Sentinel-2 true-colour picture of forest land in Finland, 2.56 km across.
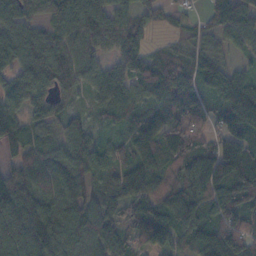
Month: November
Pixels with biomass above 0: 92%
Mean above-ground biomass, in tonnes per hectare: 83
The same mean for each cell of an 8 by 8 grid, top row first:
75 67 112 89 46 30 44 81
85 84 83 65 65 37 45 40
82 84 71 85 94 101 82 72
60 66 25 65 77 108 59 119
65 62 89 48 113 94 75 99
77 81 75 74 107 81 125 142
125 125 92 73 85 121 95 96
111 135 106 86 77 83 102 120
